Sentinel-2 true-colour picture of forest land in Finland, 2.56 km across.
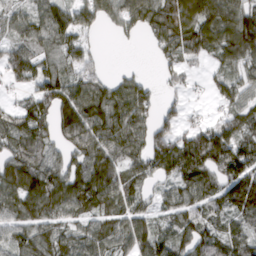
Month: March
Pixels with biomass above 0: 82%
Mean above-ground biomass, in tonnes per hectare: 73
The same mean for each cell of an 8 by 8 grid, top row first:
51 82 77 53 81 95 97 97
69 70 67 3 9 71 71 106
52 96 80 39 28 22 23 52
56 67 95 105 60 35 11 58
84 71 83 88 77 93 121 82
98 107 97 95 59 78 76 109
85 110 82 63 48 66 64 93
77 85 82 70 86 77 85 77
